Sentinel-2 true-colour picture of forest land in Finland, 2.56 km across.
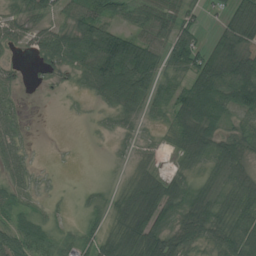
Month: July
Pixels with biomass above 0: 75%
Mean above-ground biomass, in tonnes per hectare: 47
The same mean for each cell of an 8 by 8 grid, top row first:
33 30 62 43 51 45 11 71
29 69 90 110 78 71 36 83
19 9 29 99 79 38 106 119
25 0 3 34 34 70 102 67
43 1 1 8 12 33 70 50
44 8 0 9 39 33 34 46
37 13 13 38 83 56 68 62
60 44 38 51 97 57 46 72
